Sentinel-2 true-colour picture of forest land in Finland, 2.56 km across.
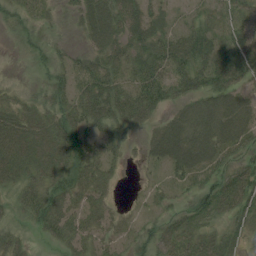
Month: August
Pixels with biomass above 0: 78%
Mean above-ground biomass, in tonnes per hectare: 33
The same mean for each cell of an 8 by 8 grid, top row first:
25 16 29 48 44 14 22 32
8 16 13 45 46 45 45 41
4 22 31 38 45 40 42 36
36 39 42 48 39 22 45 51
53 44 38 24 19 53 52 40
38 43 46 24 6 23 33 45
25 51 33 24 11 19 42 43
27 16 36 24 24 48 43 22
